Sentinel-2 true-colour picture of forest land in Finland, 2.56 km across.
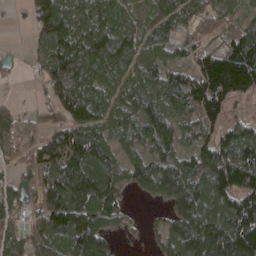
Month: April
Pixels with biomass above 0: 85%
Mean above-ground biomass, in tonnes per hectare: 127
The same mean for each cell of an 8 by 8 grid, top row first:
6 165 111 89 64 124 74 47
9 86 143 154 108 82 81 171
13 107 172 112 123 124 221 237
59 28 145 112 120 107 143 54
129 130 217 100 89 99 127 176
72 139 216 169 136 175 159 203
116 180 219 144 13 130 181 187
117 188 218 64 26 149 223 231
